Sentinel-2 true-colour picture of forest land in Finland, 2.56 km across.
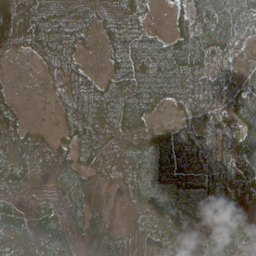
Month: May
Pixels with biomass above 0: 91%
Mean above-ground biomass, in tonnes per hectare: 55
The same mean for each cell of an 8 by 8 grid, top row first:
102 72 38 37 30 25 77 72
44 65 41 49 71 66 67 45
10 17 47 53 73 71 51 43
37 11 68 59 52 32 61 70
54 38 67 49 62 71 66 76
82 45 45 26 62 75 76 80
55 73 47 7 39 53 60 42
71 95 49 53 59 65 58 55
